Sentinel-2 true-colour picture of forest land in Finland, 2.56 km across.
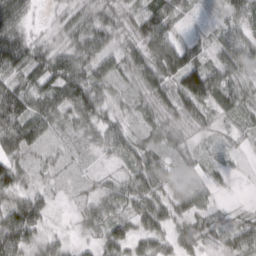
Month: March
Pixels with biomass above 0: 90%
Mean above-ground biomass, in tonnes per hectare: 43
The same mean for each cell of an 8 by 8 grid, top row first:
60 9 26 26 56 44 6 47
84 35 60 38 59 74 28 82
38 65 77 42 48 67 100 44
94 58 68 32 26 34 33 40
61 25 17 48 37 28 11 9
58 14 9 17 59 32 18 4
78 30 20 40 55 45 34 10
94 39 15 52 40 50 30 42
